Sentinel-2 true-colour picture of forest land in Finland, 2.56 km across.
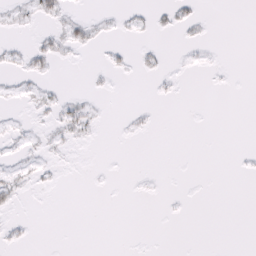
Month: February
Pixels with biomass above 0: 12%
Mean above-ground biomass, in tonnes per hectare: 2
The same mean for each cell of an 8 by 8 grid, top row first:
5 10 4 3 5 11 1 0
6 11 8 5 5 1 3 0
6 5 0 2 1 3 1 0
2 6 14 0 3 0 0 0
4 5 3 0 0 0 0 0
7 3 0 0 1 0 0 1
5 0 0 0 0 1 0 0
5 0 0 0 0 0 0 0
